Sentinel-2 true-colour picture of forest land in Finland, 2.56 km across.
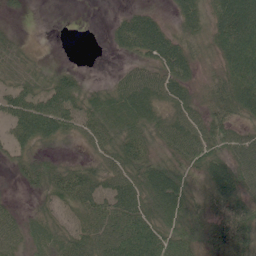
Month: June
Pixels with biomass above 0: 81%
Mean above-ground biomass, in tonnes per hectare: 51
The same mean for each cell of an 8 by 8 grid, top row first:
8 0 0 8 45 37 51 102
27 2 0 17 71 66 35 110
38 40 33 18 64 69 25 79
77 104 67 61 70 53 46 54
42 33 20 51 56 68 61 61
17 54 62 54 72 62 58 72
17 28 59 76 74 79 39 63
43 45 62 84 95 67 54 74
